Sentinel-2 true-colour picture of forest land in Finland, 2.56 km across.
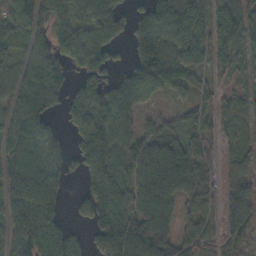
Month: October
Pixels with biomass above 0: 81%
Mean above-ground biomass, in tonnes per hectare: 78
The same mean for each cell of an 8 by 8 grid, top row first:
70 105 61 127 69 114 62 73
43 77 99 71 111 90 52 49
65 121 57 65 117 83 27 26
76 85 92 111 44 29 47 40
85 66 64 111 86 71 50 52
103 109 44 91 93 118 46 59
90 107 49 127 120 66 56 91
92 123 31 106 138 79 55 58
